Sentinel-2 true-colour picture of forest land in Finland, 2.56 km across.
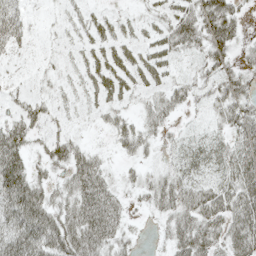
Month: May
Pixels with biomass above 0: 66%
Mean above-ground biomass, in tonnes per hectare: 32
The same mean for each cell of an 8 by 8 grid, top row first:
31 3 16 16 15 34 58 24
16 4 15 28 23 31 46 17
4 9 14 41 27 16 24 35
23 19 8 21 22 20 19 40
52 30 19 15 28 16 28 46
65 25 54 17 20 33 24 58
70 54 62 44 13 45 58 58
67 70 62 38 4 40 49 57
